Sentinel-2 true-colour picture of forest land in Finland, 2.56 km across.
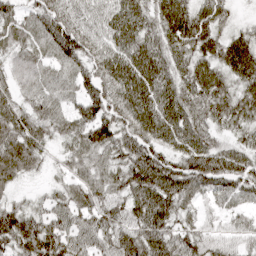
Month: April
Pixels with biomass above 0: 94%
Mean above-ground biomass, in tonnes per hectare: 73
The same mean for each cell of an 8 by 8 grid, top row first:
58 85 47 55 68 99 86 18
55 66 78 63 88 71 81 106
53 55 61 85 102 75 102 78
61 62 69 79 94 86 77 86
89 42 63 76 92 68 80 56
58 21 50 56 110 92 106 89
56 56 67 71 104 72 32 47
109 117 70 70 101 80 65 57
